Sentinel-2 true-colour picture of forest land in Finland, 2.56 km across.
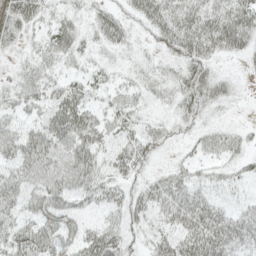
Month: May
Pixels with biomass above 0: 84%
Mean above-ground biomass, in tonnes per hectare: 39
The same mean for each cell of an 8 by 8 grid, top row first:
48 27 21 36 42 49 48 59
19 35 29 30 13 45 45 40
27 34 26 20 24 36 53 10
32 42 57 35 18 30 28 5
62 66 64 32 37 17 30 24
45 67 66 34 21 32 25 21
39 65 34 33 45 62 51 27
49 56 51 53 24 57 79 51
